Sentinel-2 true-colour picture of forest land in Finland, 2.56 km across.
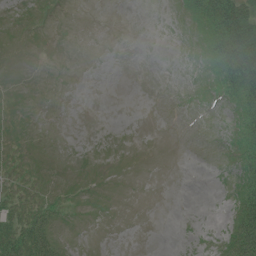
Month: July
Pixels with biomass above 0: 23%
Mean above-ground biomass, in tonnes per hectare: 10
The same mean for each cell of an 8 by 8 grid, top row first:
0 0 0 0 0 3 49 63
0 0 0 0 0 0 25 74
0 0 0 0 0 0 10 69
0 0 0 0 0 0 0 29
1 0 0 0 0 0 0 27
8 3 0 0 0 0 0 24
18 19 1 0 0 0 0 38
52 32 0 0 0 0 3 68
